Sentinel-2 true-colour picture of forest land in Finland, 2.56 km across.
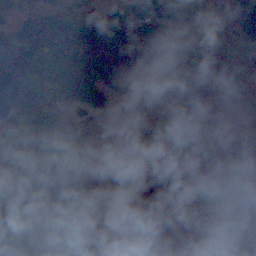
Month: November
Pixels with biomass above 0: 65%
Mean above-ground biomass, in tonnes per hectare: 80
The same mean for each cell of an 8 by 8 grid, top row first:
69 87 87 84 127 133 62 147
97 153 172 152 117 104 48 36
45 83 144 102 121 94 93 99
55 67 51 77 22 57 59 11
90 91 38 111 128 99 86 75
47 93 113 121 122 89 29 24
45 76 90 63 54 35 9 86
57 45 103 131 54 52 5 23
